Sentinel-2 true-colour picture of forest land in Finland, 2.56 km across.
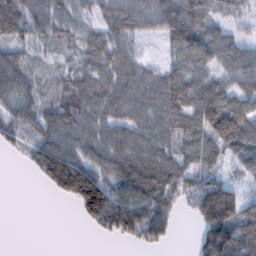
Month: February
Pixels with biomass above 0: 80%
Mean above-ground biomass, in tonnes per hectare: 80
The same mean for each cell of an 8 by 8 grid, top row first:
131 91 47 78 80 145 86 35
63 40 51 77 17 82 119 65
107 39 72 84 80 95 78 78
68 67 93 80 82 104 150 101
40 90 74 90 84 71 92 114
0 109 161 98 154 116 85 35
0 0 76 160 128 62 177 97
0 0 0 30 97 19 143 156
